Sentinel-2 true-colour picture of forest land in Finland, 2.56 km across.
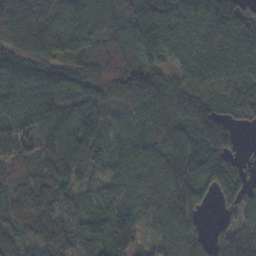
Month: November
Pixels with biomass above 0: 94%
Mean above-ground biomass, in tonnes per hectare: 87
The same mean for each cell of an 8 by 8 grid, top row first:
115 98 83 65 102 76 94 87
113 86 62 78 93 73 71 91
113 113 98 96 122 73 72 77
93 121 91 83 83 109 107 57
79 85 129 58 92 108 147 35
56 96 64 60 88 108 109 92
73 90 55 88 84 112 25 82
61 81 61 128 45 97 73 124
